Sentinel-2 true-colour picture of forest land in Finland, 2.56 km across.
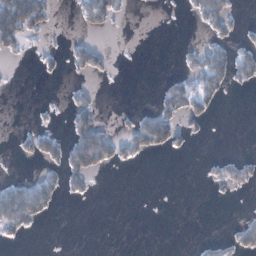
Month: January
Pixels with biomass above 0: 22%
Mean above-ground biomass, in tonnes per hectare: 21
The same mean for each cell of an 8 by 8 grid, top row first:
154 43 21 41 0 1 55 11
35 11 27 5 0 4 31 28
1 8 8 5 0 29 59 29
0 5 40 2 24 47 29 0
13 49 71 49 57 34 3 0
7 26 43 2 0 0 13 43
83 30 0 0 0 0 0 1
11 0 0 0 0 0 10 39
